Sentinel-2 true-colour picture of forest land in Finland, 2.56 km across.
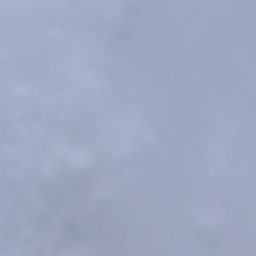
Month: January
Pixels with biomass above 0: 22%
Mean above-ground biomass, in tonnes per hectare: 21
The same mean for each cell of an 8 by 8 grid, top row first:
1 6 57 82 43 0 0 48
5 0 10 24 4 8 0 0
21 11 0 5 3 21 0 1
26 0 14 7 26 0 0 0
0 56 26 1 139 0 0 0
31 63 39 25 0 11 0 0
34 81 29 73 1 6 36 6
16 43 81 66 0 0 31 32
